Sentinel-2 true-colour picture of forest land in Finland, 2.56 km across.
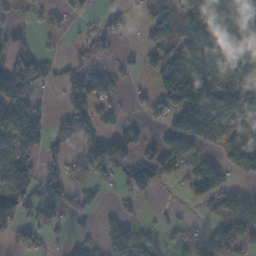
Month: November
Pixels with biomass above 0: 56%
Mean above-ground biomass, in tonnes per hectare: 55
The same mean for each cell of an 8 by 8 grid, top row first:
34 27 23 37 25 65 139 92
52 14 33 33 24 94 120 99
176 51 81 42 3 52 66 82
104 27 113 33 21 82 192 79
75 58 67 99 34 74 41 40
86 68 21 34 39 27 101 22
78 32 44 2 3 9 28 73
34 24 25 5 27 12 61 57
